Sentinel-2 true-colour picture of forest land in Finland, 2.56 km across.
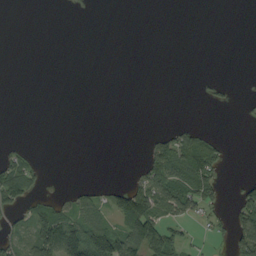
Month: September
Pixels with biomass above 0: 24%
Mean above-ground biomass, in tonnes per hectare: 25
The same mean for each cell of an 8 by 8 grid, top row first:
0 0 0 0 0 0 0 0
0 0 0 0 0 0 0 0
0 0 0 0 0 0 8 1
0 0 0 0 0 0 1 3
8 0 0 0 15 67 58 0
90 6 0 0 42 92 70 7
37 60 40 48 91 67 32 46
36 137 137 116 131 48 11 66
